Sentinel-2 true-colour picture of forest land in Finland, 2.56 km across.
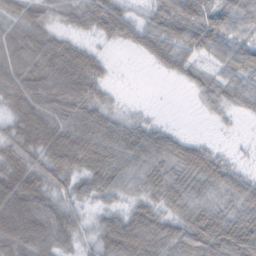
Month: February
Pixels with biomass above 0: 83%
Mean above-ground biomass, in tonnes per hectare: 48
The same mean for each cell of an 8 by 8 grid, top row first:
43 40 40 66 22 71 54 57
63 69 46 9 37 54 46 45
70 75 82 15 0 14 21 30
48 64 67 28 4 0 12 16
70 91 86 65 65 48 17 2
81 61 45 58 47 45 53 27
97 63 22 23 43 40 43 41
82 60 23 77 88 57 70 71
